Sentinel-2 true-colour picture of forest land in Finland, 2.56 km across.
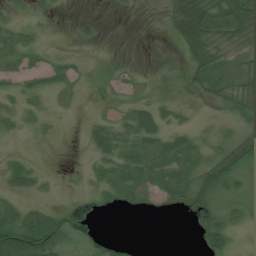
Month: July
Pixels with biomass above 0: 55%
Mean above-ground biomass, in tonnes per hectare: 23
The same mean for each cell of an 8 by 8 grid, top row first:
19 8 6 2 0 64 83 70
28 9 4 0 0 17 65 25
20 16 10 10 11 15 52 43
14 12 4 12 25 10 2 30
1 3 2 35 38 22 19 38
29 6 6 34 35 29 44 28
38 15 5 10 14 13 48 27
84 68 10 11 0 0 37 7
